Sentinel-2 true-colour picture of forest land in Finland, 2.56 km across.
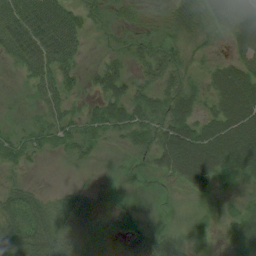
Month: August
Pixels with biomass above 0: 92%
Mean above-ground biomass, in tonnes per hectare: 44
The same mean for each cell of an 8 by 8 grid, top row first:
73 75 42 23 25 46 44 75
66 78 34 20 34 37 19 48
10 51 29 55 34 40 34 76
10 41 31 60 58 63 34 83
44 39 53 20 39 108 77 83
17 1 7 16 23 53 63 32
53 32 51 39 21 10 11 26
76 70 70 32 89 37 18 48
